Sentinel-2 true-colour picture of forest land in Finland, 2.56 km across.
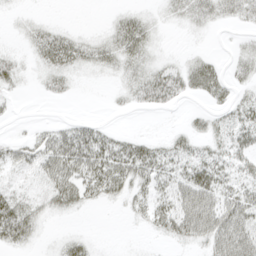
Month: April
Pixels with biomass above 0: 53%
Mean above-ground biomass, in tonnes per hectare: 18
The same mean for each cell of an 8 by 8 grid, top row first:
4 2 0 5 11 13 27 26
5 34 25 21 22 1 2 10
15 15 5 5 25 28 31 17
3 0 0 3 8 4 12 22
15 25 43 24 17 13 15 28
11 30 35 38 27 23 32 22
34 19 14 4 15 34 45 44
27 3 12 0 1 19 30 54
